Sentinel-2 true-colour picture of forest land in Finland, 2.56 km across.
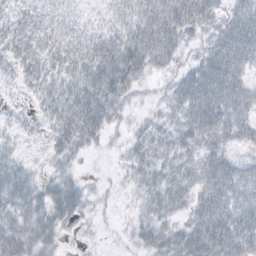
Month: October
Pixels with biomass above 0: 80%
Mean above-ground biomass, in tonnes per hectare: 29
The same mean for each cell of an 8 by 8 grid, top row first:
23 22 12 18 34 47 37 38
30 28 30 40 52 30 29 51
17 28 34 48 20 21 47 32
10 24 45 32 10 28 52 35
12 20 32 9 33 31 31 22
32 19 12 5 29 30 41 32
36 40 27 6 19 26 48 41
49 32 7 3 20 34 60 42
